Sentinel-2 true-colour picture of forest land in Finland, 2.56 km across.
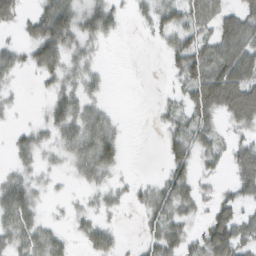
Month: February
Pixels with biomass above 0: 64%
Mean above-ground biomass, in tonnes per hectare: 35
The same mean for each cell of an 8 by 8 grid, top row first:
29 62 47 35 19 49 48 59
26 74 35 3 1 49 56 85
13 25 32 4 1 21 88 94
9 25 45 14 0 26 54 80
23 25 50 48 0 40 35 30
28 16 25 24 5 44 16 46
65 10 15 18 24 45 21 35
39 45 17 31 19 44 62 59
